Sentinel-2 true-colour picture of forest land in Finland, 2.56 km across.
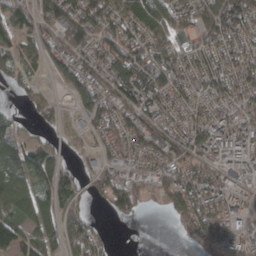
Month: March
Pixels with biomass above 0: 74%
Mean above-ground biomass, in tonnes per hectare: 79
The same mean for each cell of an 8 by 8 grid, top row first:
68 96 137 109 142 85 109 130
56 66 92 101 114 59 88 74
47 20 91 103 134 95 85 89
24 40 55 84 107 80 89 75
94 52 19 66 101 109 102 81
99 101 62 68 47 84 74 67
85 89 56 52 20 94 124 70
137 90 96 23 1 9 89 70
